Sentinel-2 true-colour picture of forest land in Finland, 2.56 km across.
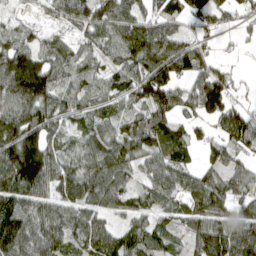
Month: April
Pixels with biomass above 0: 84%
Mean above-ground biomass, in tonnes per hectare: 91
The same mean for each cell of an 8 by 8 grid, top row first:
34 45 104 114 68 61 86 52
105 75 53 76 145 105 44 20
190 159 84 68 130 106 117 26
130 100 72 56 67 87 110 65
141 96 59 99 116 94 56 62
145 144 106 118 55 101 87 89
110 82 91 69 51 58 118 77
160 114 78 93 91 39 136 139
